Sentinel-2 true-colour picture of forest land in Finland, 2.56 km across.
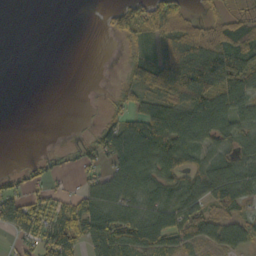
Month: October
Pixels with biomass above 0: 62%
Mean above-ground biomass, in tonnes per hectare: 58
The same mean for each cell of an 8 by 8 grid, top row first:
0 0 0 36 87 110 31 26
0 0 0 1 63 126 146 117
0 0 0 8 88 134 173 106
0 0 1 39 80 93 113 59
0 1 29 90 109 80 52 47
32 38 24 62 77 60 77 55
114 66 74 89 70 71 79 42
37 88 88 137 119 73 63 42
